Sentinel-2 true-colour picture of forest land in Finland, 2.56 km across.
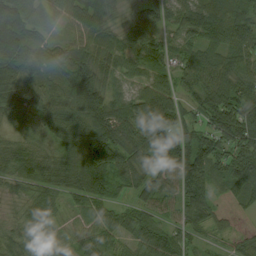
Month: August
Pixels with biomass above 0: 95%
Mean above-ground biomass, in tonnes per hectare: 77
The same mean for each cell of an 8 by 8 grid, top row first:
93 49 66 48 81 67 97 84
95 48 70 62 66 62 73 86
76 58 119 52 50 59 85 84
75 73 110 101 126 96 103 140
54 47 111 118 117 134 103 120
74 74 112 74 76 90 95 112
31 53 47 49 59 50 104 104
51 56 37 45 58 59 27 57
